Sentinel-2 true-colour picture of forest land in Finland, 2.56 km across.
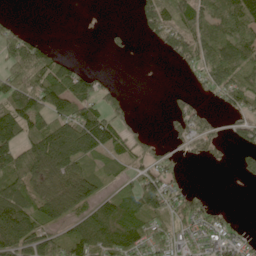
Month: June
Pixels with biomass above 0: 60%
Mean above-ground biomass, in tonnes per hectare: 65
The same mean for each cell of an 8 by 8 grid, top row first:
9 0 0 0 52 84 85 105
103 55 0 14 2 77 107 91
80 112 104 16 0 1 62 60
106 117 110 71 1 31 30 47
116 122 130 89 44 27 40 42
102 119 115 24 73 33 0 21
133 90 91 90 114 57 49 3
133 90 110 108 77 49 67 49
